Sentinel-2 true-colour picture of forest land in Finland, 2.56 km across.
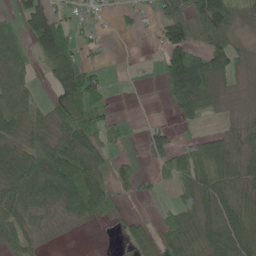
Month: May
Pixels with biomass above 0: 64%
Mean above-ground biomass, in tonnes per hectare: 54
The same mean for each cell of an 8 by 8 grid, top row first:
39 98 23 11 16 68 139 47
44 94 38 2 3 101 77 30
65 27 91 7 2 109 91 16
81 62 93 25 1 34 30 12
55 89 119 33 29 38 53 39
88 118 107 49 16 88 85 51
82 46 88 44 1 46 72 69
70 10 1 2 42 58 89 88
